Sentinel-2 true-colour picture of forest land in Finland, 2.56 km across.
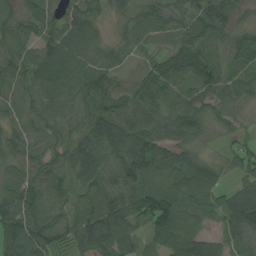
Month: August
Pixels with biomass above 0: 93%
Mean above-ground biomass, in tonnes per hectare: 71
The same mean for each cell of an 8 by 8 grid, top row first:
39 71 71 29 47 49 102 28
64 97 76 41 37 53 71 66
60 107 80 73 98 82 100 42
34 56 50 114 93 82 54 29
50 51 87 110 111 76 23 40
42 74 71 71 74 75 86 49
96 88 61 113 85 84 62 122
116 65 91 120 40 74 64 66
